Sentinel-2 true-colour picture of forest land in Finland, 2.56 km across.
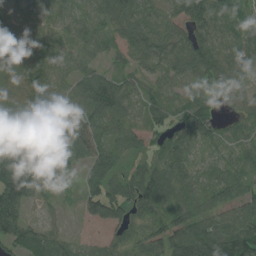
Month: July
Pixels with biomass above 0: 88%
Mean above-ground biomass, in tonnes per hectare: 68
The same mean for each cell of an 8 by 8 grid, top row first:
69 57 53 80 82 68 105 58
92 97 63 36 87 80 92 78
78 109 82 70 40 57 71 60
66 64 74 87 41 49 64 40
104 67 57 66 37 70 37 40
120 67 30 76 66 78 26 49
115 9 30 85 48 66 66 90
69 55 23 33 67 105 125 133
